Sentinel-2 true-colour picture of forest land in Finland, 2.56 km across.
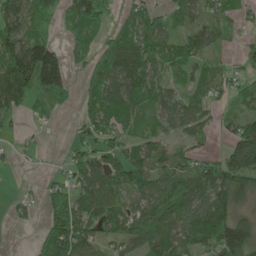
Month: May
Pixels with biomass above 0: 71%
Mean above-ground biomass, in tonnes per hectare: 79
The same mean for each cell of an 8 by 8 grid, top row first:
121 59 123 47 75 61 69 44
144 113 48 82 93 80 71 36
158 138 29 105 112 49 69 52
57 49 48 103 64 85 43 48
15 7 62 69 74 48 25 130
4 12 71 105 92 99 107 176
27 51 100 96 79 109 139 82
0 116 130 56 95 98 115 173
